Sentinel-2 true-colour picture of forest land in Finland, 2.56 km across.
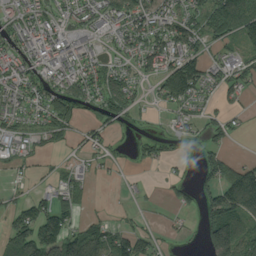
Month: August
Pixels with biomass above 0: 61%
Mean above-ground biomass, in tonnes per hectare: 71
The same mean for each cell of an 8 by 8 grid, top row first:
78 71 73 111 118 89 91 156
73 86 65 48 103 107 55 46
101 87 103 93 45 197 80 71
68 102 56 96 26 57 38 35
47 37 45 33 40 28 44 3
22 21 42 12 8 20 54 125
69 111 42 7 13 25 90 132
137 159 141 112 77 15 90 127
